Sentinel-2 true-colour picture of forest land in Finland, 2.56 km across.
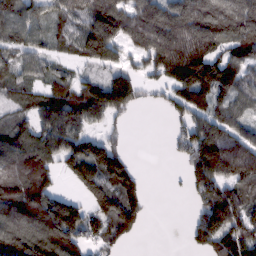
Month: February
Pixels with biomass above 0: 76%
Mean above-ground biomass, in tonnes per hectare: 111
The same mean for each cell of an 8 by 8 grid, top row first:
114 84 97 167 147 167 194 174
93 54 97 123 122 196 157 123
76 71 62 80 54 152 170 107
57 154 145 82 10 64 112 66
120 133 128 64 0 54 178 121
156 108 107 170 26 5 177 138
163 171 91 160 77 0 154 142
158 191 107 87 7 0 150 171
